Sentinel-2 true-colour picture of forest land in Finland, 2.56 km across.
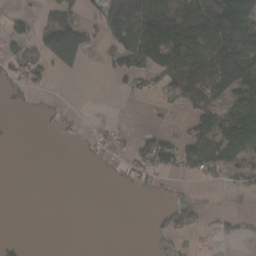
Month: March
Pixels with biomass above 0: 40%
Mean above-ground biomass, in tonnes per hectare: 46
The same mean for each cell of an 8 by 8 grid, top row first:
22 38 46 88 146 112 132 158
26 88 108 43 140 115 129 151
29 21 4 14 34 100 131 125
4 9 3 0 3 12 91 124
1 0 11 25 52 66 118 134
0 0 0 11 37 31 35 48
0 0 0 0 0 47 11 1
7 0 0 0 2 33 5 20
